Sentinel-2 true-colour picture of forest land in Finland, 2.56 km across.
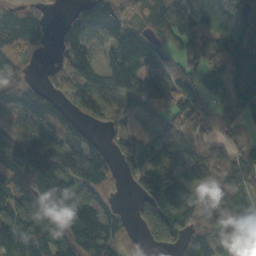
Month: October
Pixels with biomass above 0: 83%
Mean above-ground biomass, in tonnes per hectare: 92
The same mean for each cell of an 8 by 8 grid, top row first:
96 29 84 112 86 134 115 110
89 21 117 108 114 50 75 125
45 29 89 85 98 84 94 110
95 107 63 70 68 99 84 65
103 109 95 41 98 101 79 59
97 66 103 68 113 115 73 108
149 111 114 54 100 113 77 97
141 149 149 107 68 93 87 105
